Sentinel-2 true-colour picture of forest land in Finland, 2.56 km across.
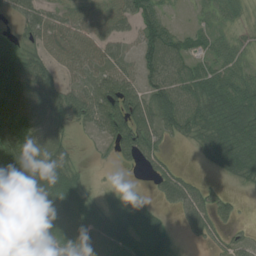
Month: July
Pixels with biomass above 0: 77%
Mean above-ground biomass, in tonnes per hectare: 55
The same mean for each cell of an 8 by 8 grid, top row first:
34 50 69 85 78 9 22 19
42 62 70 52 73 65 33 37
88 50 47 78 58 69 70 54
88 49 61 103 79 91 75 88
78 68 8 44 77 14 56 80
91 90 28 2 12 46 9 49
75 66 62 41 39 31 58 19
75 65 54 65 67 22 28 25
